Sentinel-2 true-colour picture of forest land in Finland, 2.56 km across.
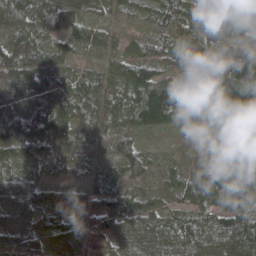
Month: April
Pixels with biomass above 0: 96%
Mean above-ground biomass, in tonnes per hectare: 78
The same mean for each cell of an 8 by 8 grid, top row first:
87 122 75 32 31 68 78 61
89 69 52 39 50 73 104 90
117 88 66 80 132 79 173 188
131 109 94 82 133 108 91 121
93 63 40 46 35 16 11 38
103 26 26 44 59 37 63 106
77 72 79 78 59 48 72 148
60 54 55 64 83 106 115 129
